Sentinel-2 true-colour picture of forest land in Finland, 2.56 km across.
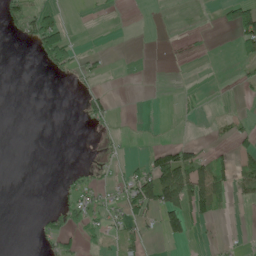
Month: June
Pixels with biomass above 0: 22%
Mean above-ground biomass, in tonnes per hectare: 17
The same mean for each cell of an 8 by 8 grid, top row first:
43 52 0 2 0 0 0 73
2 74 10 1 0 2 2 30
0 4 12 1 0 0 0 11
0 0 10 17 0 6 2 5
0 0 0 7 1 34 8 22
0 0 9 7 55 109 77 47
0 6 30 13 46 87 54 3
0 17 18 10 20 30 4 3
